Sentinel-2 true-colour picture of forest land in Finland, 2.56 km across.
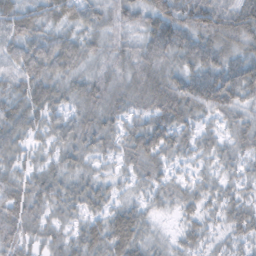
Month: February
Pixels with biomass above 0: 93%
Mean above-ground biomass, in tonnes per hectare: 48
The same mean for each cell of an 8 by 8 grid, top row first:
60 46 53 45 54 87 90 79
39 45 44 45 54 65 73 58
43 51 46 51 70 61 77 78
55 46 42 51 46 71 46 47
43 34 50 35 62 44 33 46
42 50 44 26 40 23 29 36
60 43 41 39 31 27 30 44
52 39 46 66 44 24 27 34
